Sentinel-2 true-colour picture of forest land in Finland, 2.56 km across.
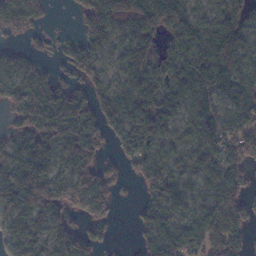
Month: November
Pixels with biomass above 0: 80%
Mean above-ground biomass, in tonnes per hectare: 78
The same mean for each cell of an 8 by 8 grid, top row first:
81 18 56 111 81 88 61 70
23 13 57 46 69 76 122 103
64 54 46 48 78 93 107 89
74 124 106 80 107 55 70 105
82 115 141 35 83 45 82 105
129 126 111 49 80 53 70 57
111 129 62 45 44 74 79 83
72 80 107 19 46 110 110 65
